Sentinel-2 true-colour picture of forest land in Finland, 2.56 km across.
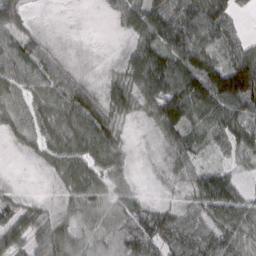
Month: March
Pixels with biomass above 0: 86%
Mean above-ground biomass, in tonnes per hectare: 60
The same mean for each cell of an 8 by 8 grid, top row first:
71 1 0 18 88 100 93 25
71 31 3 1 85 98 68 53
59 65 28 34 101 116 127 152
54 72 85 51 35 134 93 78
18 58 77 66 3 58 42 64
1 13 76 63 4 23 70 34
54 20 58 54 48 35 88 95
73 74 52 41 108 86 96 74
